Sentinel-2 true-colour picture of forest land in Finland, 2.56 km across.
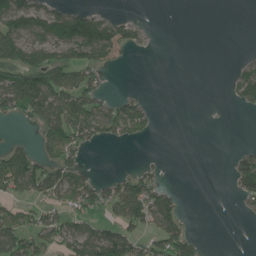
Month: June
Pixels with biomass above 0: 41%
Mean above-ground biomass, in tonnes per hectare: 51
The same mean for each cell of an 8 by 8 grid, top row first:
119 105 84 30 6 0 0 0
128 95 114 91 18 0 0 1
98 128 84 4 0 0 0 71
54 113 110 63 47 0 0 10
32 68 69 25 8 0 0 7
148 91 60 21 63 1 0 93
41 53 68 61 123 68 0 10
105 67 99 125 60 118 6 0
